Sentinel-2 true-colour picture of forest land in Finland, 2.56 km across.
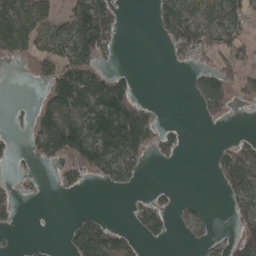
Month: April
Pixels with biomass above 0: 41%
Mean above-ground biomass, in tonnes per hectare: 46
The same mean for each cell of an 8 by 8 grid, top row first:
89 57 113 68 0 100 60 66
71 58 123 31 0 55 72 59
0 66 123 73 0 0 67 52
7 72 113 136 43 0 24 1
10 84 102 112 65 32 3 35
8 2 39 59 14 0 6 92
25 0 4 0 39 23 5 60
3 5 84 81 25 4 25 70
